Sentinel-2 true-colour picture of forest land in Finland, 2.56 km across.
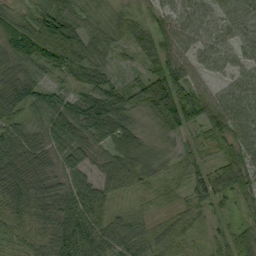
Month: September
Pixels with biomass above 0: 94%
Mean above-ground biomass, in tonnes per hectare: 64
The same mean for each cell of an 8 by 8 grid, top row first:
51 96 54 47 34 59 47 68
76 105 73 44 73 67 50 50
86 63 51 46 56 97 42 63
70 104 118 126 54 121 82 91
90 78 79 71 47 25 40 65
109 70 55 50 57 22 66 59
95 87 93 36 17 26 39 23
33 68 98 63 37 54 19 60
